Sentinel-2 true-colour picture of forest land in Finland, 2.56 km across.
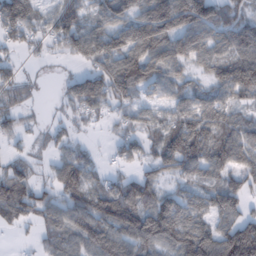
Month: February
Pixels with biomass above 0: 79%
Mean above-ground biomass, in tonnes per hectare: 76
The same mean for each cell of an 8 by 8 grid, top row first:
149 51 74 86 106 162 112 70
38 25 78 101 135 102 85 117
48 6 67 115 103 53 53 117
51 11 46 37 46 63 78 38
22 34 32 23 59 119 103 98
66 26 107 42 62 64 74 78
89 79 92 129 122 106 90 55
6 48 78 102 112 103 111 108
